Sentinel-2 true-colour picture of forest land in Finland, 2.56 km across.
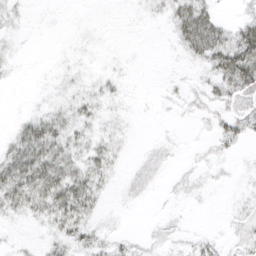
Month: March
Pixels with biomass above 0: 52%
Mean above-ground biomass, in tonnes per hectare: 13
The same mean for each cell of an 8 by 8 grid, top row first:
8 1 0 0 4 28 31 12
4 0 2 1 0 10 48 52
2 2 6 7 0 3 17 49
2 13 15 5 1 3 9 20
25 39 17 14 2 3 5 13
44 43 29 12 11 4 4 3
23 35 38 2 2 2 1 5
3 10 20 9 4 6 8 11
